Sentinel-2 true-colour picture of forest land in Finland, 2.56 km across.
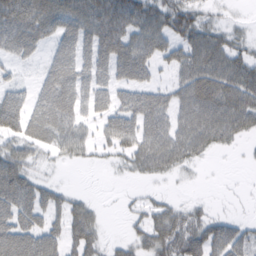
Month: February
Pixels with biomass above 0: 67%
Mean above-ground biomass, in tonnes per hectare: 50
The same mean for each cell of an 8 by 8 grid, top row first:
100 81 80 94 70 61 19 5
55 31 63 86 68 45 84 34
28 57 61 56 45 35 87 84
100 83 47 52 79 59 88 93
46 42 42 39 73 76 57 17
36 12 0 3 26 16 0 0
66 58 41 0 22 31 12 1
78 57 69 11 44 74 76 57
